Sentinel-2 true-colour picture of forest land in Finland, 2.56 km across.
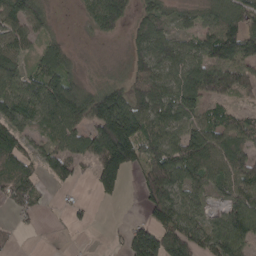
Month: April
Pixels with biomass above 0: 75%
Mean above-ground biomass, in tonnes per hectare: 85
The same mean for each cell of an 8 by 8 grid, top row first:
110 57 22 115 67 45 69 108
72 57 9 4 96 81 99 129
81 103 49 39 116 102 154 105
100 109 122 212 129 111 62 36
88 63 79 247 132 98 122 87
98 61 38 145 87 127 94 115
61 18 24 6 50 126 47 108
14 1 5 19 144 130 117 117
